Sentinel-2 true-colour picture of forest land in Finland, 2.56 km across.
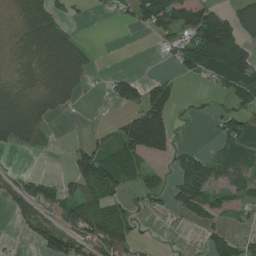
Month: July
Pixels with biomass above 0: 54%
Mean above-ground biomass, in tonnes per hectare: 50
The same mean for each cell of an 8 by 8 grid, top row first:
25 56 8 17 91 78 86 57
33 106 44 0 0 54 139 110
43 70 59 37 37 23 31 103
72 46 7 6 106 31 15 51
66 20 27 62 123 29 6 68
25 13 82 84 51 22 83 61
38 61 81 57 22 46 71 33
6 58 61 94 14 8 36 53
